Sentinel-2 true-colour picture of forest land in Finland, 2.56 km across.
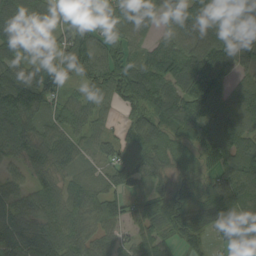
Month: August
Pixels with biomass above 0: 90%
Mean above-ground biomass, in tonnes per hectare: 79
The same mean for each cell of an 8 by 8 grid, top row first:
118 91 50 79 68 60 84 124
113 80 120 71 55 84 117 104
122 80 52 87 127 108 141 47
100 56 69 28 84 107 117 93
76 79 49 47 86 62 85 105
38 61 45 54 56 55 52 111
71 80 72 57 68 81 89 93
97 98 77 68 68 51 27 59
